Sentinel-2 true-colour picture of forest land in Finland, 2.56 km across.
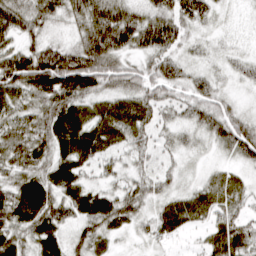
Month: March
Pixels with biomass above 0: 95%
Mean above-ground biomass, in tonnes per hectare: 54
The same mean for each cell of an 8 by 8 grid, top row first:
80 62 62 92 58 64 32 9
51 63 78 104 54 41 16 14
110 118 114 66 57 53 34 29
66 71 64 64 63 35 55 28
70 67 79 53 39 33 29 72
55 60 49 34 37 23 26 28
78 77 57 62 42 48 53 35
62 60 47 32 19 20 32 61
